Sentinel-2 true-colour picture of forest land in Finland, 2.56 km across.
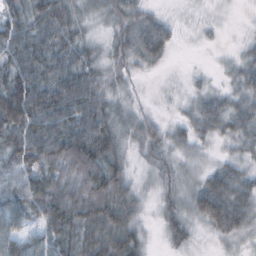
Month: October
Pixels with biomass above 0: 87%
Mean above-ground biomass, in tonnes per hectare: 52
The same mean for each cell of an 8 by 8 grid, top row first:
58 85 30 40 34 9 11 4
82 75 48 34 58 14 6 15
96 73 85 26 6 4 9 38
125 96 87 43 17 12 49 46
88 103 101 64 42 30 25 38
72 86 95 87 12 29 44 46
72 96 82 89 21 40 87 79
69 65 80 91 30 36 12 27
